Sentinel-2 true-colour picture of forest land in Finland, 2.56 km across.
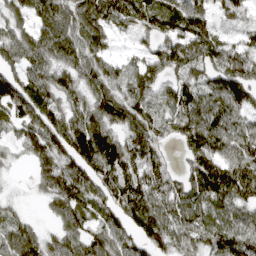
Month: April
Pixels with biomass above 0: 87%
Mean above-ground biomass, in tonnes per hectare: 96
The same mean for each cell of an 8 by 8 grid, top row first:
63 101 116 125 108 111 90 69
108 114 109 43 48 110 119 89
97 92 99 85 92 85 94 141
107 103 90 118 93 120 151 98
44 109 115 94 120 43 132 95
7 112 129 95 103 73 142 112
24 39 99 88 116 97 96 80
117 57 102 112 88 99 98 114
